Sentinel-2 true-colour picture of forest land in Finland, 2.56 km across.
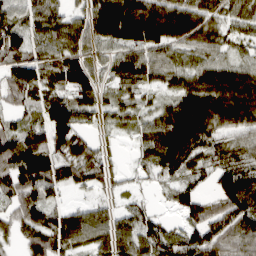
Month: March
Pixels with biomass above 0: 85%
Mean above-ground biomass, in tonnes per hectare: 80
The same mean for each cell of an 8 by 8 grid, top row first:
65 80 49 159 153 132 78 68
87 77 75 74 100 72 67 34
84 77 104 48 71 65 90 92
44 95 74 49 45 117 137 115
107 103 78 16 54 150 84 67
123 131 71 40 21 59 36 119
67 78 40 38 40 43 63 114
35 109 75 95 91 80 105 101
